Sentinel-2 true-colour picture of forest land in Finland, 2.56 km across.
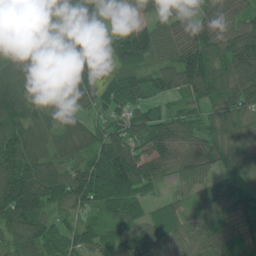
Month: June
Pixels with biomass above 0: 95%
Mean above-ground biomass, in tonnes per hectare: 86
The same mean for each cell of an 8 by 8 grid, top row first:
29 83 58 3 50 88 75 80
54 74 117 83 141 94 129 123
86 60 120 81 83 104 149 116
106 83 70 69 101 65 72 83
95 72 88 115 90 118 88 94
125 96 79 176 105 52 57 90
129 67 64 83 43 55 78 83
81 85 67 68 76 64 88 122
